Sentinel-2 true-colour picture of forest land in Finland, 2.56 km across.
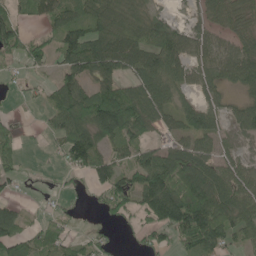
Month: June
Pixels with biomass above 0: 69%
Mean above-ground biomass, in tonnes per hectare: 62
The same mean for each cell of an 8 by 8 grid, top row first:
49 62 63 94 60 10 39 54
65 43 127 127 101 81 52 58
11 17 72 80 85 66 48 64
6 37 119 179 115 76 81 48
32 12 95 59 52 51 53 23
32 2 18 74 91 116 103 60
23 8 6 43 69 154 134 79
74 55 27 18 22 50 117 42
